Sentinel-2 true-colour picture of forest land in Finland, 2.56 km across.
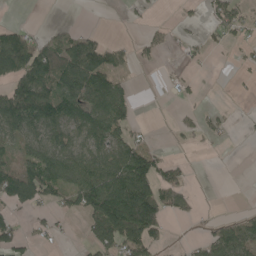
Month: May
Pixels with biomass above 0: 47%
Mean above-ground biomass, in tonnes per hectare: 53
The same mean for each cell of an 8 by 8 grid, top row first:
0 0 0 0 11 8 35 51
119 82 112 47 33 16 15 19
86 102 115 75 0 20 1 7
129 111 106 106 0 11 22 5
56 91 62 87 46 6 13 1
80 99 95 124 127 47 0 0
37 31 66 185 170 53 4 4
67 22 11 115 103 4 50 79
